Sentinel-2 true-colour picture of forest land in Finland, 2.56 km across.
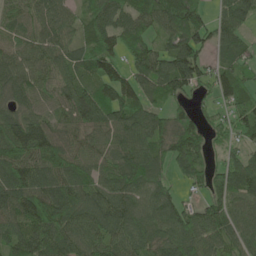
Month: May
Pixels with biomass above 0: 89%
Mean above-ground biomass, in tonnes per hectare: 91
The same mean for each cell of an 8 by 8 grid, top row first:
64 95 50 98 77 131 61 86
71 96 68 81 74 100 71 62
91 72 80 109 100 132 58 83
78 57 118 113 102 53 35 91
135 122 80 80 100 110 59 57
120 104 93 102 114 56 81 106
111 126 115 125 96 86 88 76
93 125 109 108 103 112 99 72
